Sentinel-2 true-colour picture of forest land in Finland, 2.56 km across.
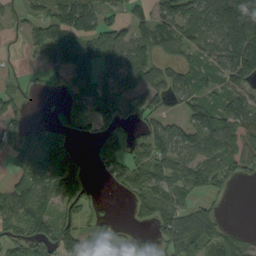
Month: September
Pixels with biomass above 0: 67%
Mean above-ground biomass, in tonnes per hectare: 63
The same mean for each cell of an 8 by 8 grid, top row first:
16 66 99 28 45 83 95 151
1 78 105 88 71 70 70 162
13 20 60 66 80 61 64 80
38 9 58 69 65 27 80 98
46 92 26 54 83 88 89 60
29 112 112 38 52 85 80 35
80 64 53 3 39 67 32 0
49 85 90 44 27 87 86 27
